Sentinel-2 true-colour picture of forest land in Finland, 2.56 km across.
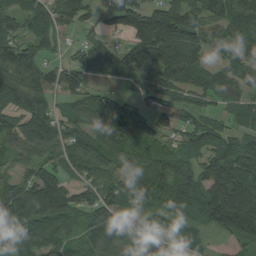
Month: August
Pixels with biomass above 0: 87%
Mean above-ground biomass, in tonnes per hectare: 97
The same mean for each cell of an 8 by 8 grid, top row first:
85 96 83 136 142 153 101 115
99 51 37 47 135 135 71 91
104 86 88 37 78 116 68 65
83 73 75 134 65 69 51 60
80 96 101 118 88 64 86 79
61 88 63 84 158 131 151 187
159 160 75 106 72 82 162 275
118 100 63 117 65 45 27 91
